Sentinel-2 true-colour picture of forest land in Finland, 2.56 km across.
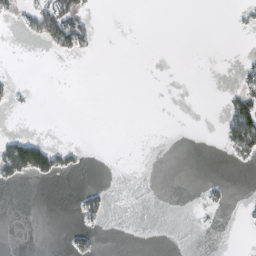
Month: February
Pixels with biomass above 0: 10%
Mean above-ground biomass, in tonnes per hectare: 9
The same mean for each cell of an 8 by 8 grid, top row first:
15 88 51 0 0 0 0 7
0 17 32 0 0 0 0 1
7 0 0 0 0 0 0 15
4 0 0 0 0 0 0 63
65 32 5 0 0 0 0 56
35 33 4 0 0 0 2 0
0 0 19 7 0 0 10 3
0 0 21 0 0 0 0 0
